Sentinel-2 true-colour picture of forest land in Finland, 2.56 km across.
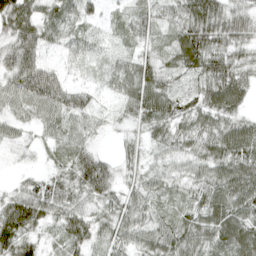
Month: April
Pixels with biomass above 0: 92%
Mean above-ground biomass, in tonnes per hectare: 46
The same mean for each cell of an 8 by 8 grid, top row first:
89 45 44 14 42 41 77 42
72 28 35 17 30 54 71 34
66 66 11 30 63 27 57 49
33 53 51 16 66 46 57 38
18 19 46 8 36 43 53 72
10 28 68 53 40 35 52 71
63 59 38 45 39 28 64 65
68 21 46 45 42 57 55 77
